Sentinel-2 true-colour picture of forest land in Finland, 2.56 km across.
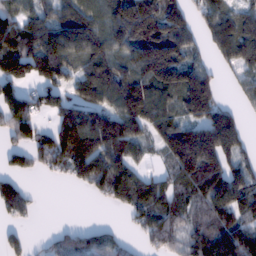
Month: February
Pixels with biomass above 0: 75%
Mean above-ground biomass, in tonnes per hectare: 117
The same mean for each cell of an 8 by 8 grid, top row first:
84 89 155 149 243 129 97 108
159 212 210 134 148 129 57 171
138 136 128 184 154 171 117 64
140 89 148 137 167 86 126 42
80 134 232 162 71 184 230 116
68 29 88 144 54 94 184 108
100 0 0 33 100 96 109 141
45 30 93 58 45 76 115 144
